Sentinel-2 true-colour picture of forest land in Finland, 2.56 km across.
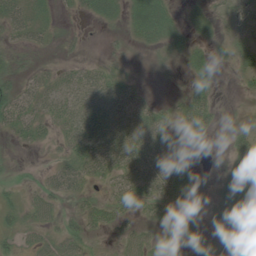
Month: June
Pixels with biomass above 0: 69%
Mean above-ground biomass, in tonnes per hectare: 27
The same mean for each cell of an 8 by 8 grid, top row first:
41 22 14 29 57 18 25 21
19 13 9 7 13 22 16 26
27 21 27 26 5 8 16 16
48 25 31 33 28 19 34 4
14 16 38 42 43 38 7 41
5 16 41 32 50 52 7 83
27 32 20 33 25 21 17 57
22 32 37 14 32 20 18 49
